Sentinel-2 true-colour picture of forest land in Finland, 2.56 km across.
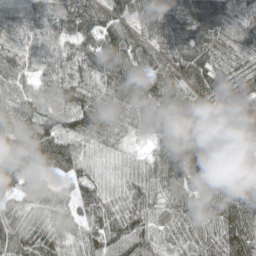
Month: May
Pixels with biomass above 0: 96%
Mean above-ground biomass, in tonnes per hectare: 79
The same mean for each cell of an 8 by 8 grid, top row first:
75 114 111 90 76 91 129 89
77 69 87 111 78 84 95 94
70 81 75 70 63 74 97 122
78 63 99 73 72 76 97 151
68 91 50 56 26 96 135 72
62 30 53 39 64 78 129 79
42 49 60 61 71 57 56 97
82 79 53 75 82 59 77 107
